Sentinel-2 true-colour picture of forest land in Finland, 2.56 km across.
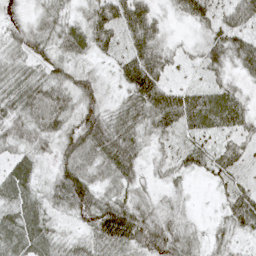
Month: May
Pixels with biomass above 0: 93%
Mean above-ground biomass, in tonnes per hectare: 45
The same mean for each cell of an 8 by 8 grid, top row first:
18 33 23 86 95 23 49 81
37 39 44 40 92 24 53 60
49 45 41 22 135 20 24 24
46 59 43 35 60 110 88 52
33 25 58 66 30 28 44 34
56 19 61 40 20 20 30 31
50 31 48 64 32 15 2 69
59 42 24 72 52 37 21 22
